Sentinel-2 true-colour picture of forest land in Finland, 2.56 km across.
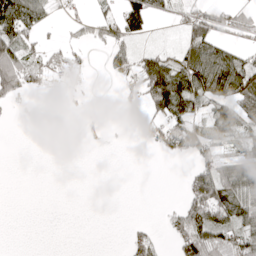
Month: April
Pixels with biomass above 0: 43%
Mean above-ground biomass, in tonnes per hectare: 34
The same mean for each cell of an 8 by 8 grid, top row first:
105 21 13 27 67 13 53 44
65 22 17 40 20 24 76 28
83 20 7 12 91 110 114 103
4 0 7 0 39 76 36 59
0 0 4 2 18 57 51 43
0 0 0 0 0 0 74 103
0 0 0 0 0 25 104 71
0 0 0 0 39 49 91 60
